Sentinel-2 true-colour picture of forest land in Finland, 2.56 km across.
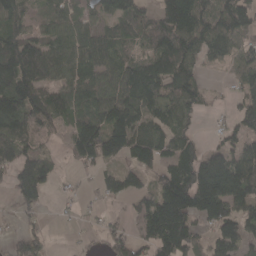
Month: April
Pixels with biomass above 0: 74%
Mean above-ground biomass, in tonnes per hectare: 98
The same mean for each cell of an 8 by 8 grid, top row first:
101 56 62 88 75 154 90 153
154 97 89 88 64 117 75 41
189 109 94 101 161 133 20 53
172 133 95 154 107 87 19 90
125 33 146 136 108 98 37 70
115 98 16 66 60 178 230 173
54 21 16 13 97 224 194 96
65 45 8 71 82 195 76 103
